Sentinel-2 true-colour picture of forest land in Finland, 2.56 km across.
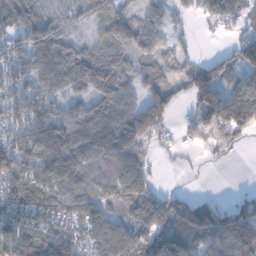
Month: November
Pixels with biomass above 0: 80%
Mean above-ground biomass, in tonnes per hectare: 83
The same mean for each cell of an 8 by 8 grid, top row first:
101 61 35 75 57 28 48 51
87 149 64 62 68 29 2 100
100 102 97 116 68 42 118 48
98 96 79 117 95 31 105 133
98 139 122 137 71 32 26 22
127 119 88 84 99 2 1 0
115 127 109 64 107 97 81 76
95 109 76 103 148 135 91 169
